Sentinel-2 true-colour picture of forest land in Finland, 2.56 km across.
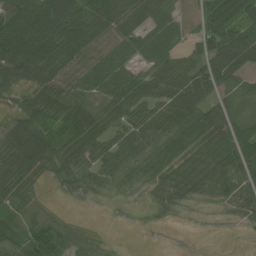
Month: July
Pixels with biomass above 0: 84%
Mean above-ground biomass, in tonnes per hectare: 57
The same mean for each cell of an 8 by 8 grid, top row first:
84 104 76 98 79 45 74 78
97 106 90 57 51 37 61 89
58 81 51 62 64 79 76 36
45 53 42 39 67 80 71 39
115 98 78 60 57 87 83 77
108 38 56 50 53 57 51 59
56 26 4 9 9 19 10 32
69 73 37 5 1 2 2 3
